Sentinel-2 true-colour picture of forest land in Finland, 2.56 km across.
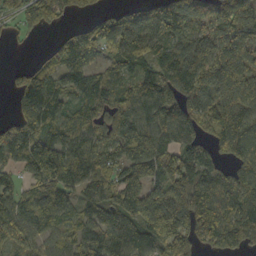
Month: October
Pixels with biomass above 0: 85%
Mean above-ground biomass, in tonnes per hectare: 104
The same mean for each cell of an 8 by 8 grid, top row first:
70 96 27 58 77 179 142 181
6 33 122 83 100 89 134 124
48 108 99 70 99 132 141 144
60 136 72 89 108 100 128 148
131 79 104 100 131 97 86 143
39 89 106 82 113 149 82 104
123 112 72 140 137 166 161 135
103 59 80 83 103 173 86 82
